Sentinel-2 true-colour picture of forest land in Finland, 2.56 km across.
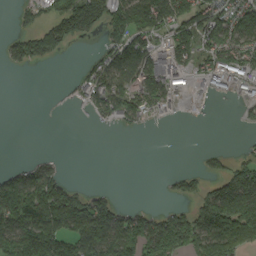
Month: September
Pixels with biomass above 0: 52%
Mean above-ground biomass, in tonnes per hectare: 70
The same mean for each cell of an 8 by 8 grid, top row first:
22 49 160 114 162 121 107 106
52 97 6 82 120 113 75 99
0 0 41 94 94 58 67 76
0 1 11 74 74 21 6 15
0 0 0 0 0 0 1 6
60 79 0 0 0 24 38 101
174 182 130 82 25 29 142 181
133 181 127 127 122 121 143 179
